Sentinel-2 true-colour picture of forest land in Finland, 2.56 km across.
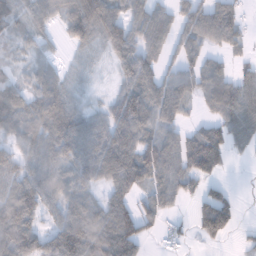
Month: January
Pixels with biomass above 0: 77%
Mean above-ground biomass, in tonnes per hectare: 67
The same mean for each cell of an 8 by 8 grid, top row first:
44 63 109 82 71 61 104 48
25 23 35 77 86 53 50 32
34 48 22 20 97 71 71 67
77 81 42 69 112 74 30 97
53 70 97 110 92 72 116 31
73 81 72 98 90 81 60 1
118 67 82 83 52 24 70 16
143 78 127 108 50 33 27 13
